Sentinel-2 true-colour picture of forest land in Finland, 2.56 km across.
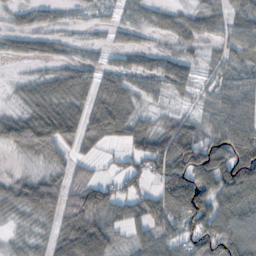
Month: October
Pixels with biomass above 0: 78%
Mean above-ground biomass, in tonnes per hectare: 55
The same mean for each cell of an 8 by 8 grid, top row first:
20 23 10 21 32 27 39 43
28 28 14 31 28 19 12 45
9 39 53 57 40 55 15 41
27 90 67 83 23 17 26 75
62 94 63 33 65 119 95 106
16 41 53 32 75 142 101 131
33 68 94 67 74 102 97 97
11 37 122 51 54 70 115 84
